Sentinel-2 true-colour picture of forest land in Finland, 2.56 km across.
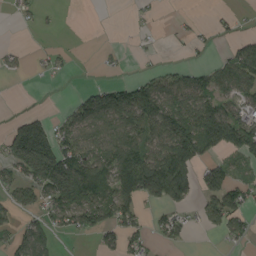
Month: August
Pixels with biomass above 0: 49%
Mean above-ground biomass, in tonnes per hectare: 60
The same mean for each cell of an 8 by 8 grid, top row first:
15 7 0 0 15 8 5 12
14 15 2 6 7 7 14 52
3 6 1 18 47 58 57 91
11 20 71 141 155 125 131 65
147 165 83 95 95 146 94 105
66 151 125 94 194 155 68 35
55 66 103 109 40 47 65 74
58 48 9 51 40 37 1 26
